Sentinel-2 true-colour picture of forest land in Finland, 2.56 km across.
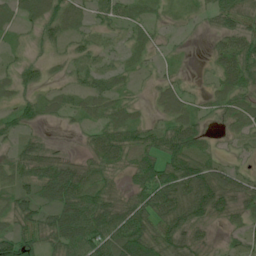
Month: July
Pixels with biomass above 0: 84%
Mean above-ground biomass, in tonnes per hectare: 39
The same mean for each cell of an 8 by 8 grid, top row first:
24 43 26 29 24 12 21 40
14 18 26 16 25 8 13 53
28 18 20 25 12 20 18 55
34 25 25 32 10 39 21 44
29 23 11 60 43 61 26 22
44 71 60 32 51 76 77 38
52 53 82 74 64 81 75 38
70 45 69 75 78 56 18 26
